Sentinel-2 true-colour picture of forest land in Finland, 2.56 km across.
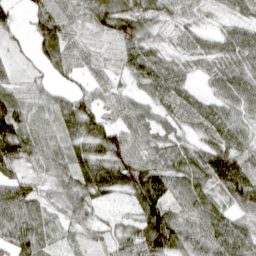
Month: April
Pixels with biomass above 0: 92%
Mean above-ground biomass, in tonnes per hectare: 62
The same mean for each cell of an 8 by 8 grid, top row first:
30 79 46 84 74 42 26 43
18 72 60 44 83 33 39 69
35 31 33 42 64 59 32 69
87 52 92 50 45 56 56 47
120 55 71 85 56 48 57 59
56 46 73 100 112 72 97 110
87 43 63 28 103 65 64 58
71 39 25 40 117 116 78 77
